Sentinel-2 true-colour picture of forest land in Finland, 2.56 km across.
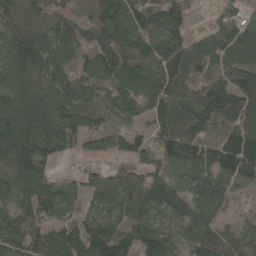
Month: May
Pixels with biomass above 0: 90%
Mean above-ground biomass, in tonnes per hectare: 111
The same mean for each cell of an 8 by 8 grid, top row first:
119 101 72 101 92 100 25 62
180 160 94 126 83 141 171 178
120 126 82 80 117 157 173 141
142 139 114 90 90 173 206 191
150 109 59 64 67 165 110 182
113 75 44 50 83 59 91 171
66 92 36 74 96 116 93 27
103 97 149 153 132 77 139 88
